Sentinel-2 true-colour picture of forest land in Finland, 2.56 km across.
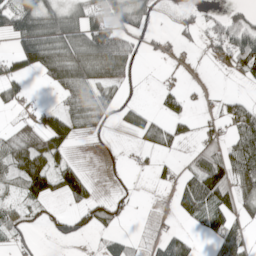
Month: May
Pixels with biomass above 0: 51%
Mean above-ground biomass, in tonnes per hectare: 46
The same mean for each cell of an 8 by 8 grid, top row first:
96 110 73 67 52 10 22 35
60 130 93 148 11 18 23 127
57 48 94 75 2 7 2 21
13 29 68 29 37 26 12 51
56 70 8 0 32 37 45 86
55 86 58 2 4 23 113 80
31 21 46 48 1 21 72 56
26 12 23 30 10 59 21 67
